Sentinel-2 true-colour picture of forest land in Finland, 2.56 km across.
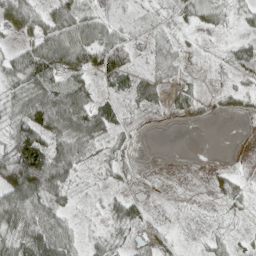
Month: April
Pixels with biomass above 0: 71%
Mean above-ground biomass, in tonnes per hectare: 38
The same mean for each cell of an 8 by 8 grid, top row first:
53 42 63 19 10 13 36 17
40 58 98 87 14 18 4 29
48 65 61 32 32 13 7 18
43 142 131 47 22 11 18 18
87 87 70 28 1 0 0 0
136 130 23 18 3 0 8 16
126 82 7 22 17 4 5 20
60 105 25 19 12 9 16 11
